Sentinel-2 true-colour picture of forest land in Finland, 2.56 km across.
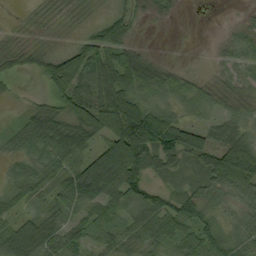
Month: September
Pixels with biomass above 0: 81%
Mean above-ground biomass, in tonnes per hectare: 50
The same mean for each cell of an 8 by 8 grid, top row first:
2 14 13 40 14 9 0 4
25 21 57 79 20 10 7 25
12 68 70 91 58 33 16 22
9 65 80 112 91 31 23 29
36 71 71 98 133 77 56 81
39 41 108 144 54 24 60 94
27 32 69 60 62 49 38 24
112 87 47 42 47 54 50 32
